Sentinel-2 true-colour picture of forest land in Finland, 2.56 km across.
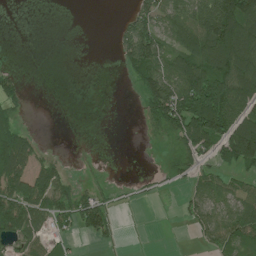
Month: July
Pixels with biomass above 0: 49%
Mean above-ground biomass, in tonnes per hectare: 57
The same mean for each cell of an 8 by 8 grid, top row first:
0 0 0 1 72 83 136 182
0 0 0 11 129 73 121 168
37 0 0 0 87 114 165 141
38 0 0 0 43 134 180 97
119 6 0 0 3 56 108 197
120 86 8 4 8 32 49 49
122 87 96 41 5 9 73 80
62 50 18 25 1 0 40 72
